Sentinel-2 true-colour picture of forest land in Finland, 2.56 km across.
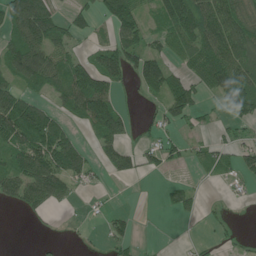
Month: June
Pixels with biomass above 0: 55%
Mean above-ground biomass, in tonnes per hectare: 56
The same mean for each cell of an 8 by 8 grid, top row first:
103 98 38 93 48 98 116 82
98 96 30 78 80 49 116 112
65 79 106 70 82 53 91 117
134 63 88 116 9 72 18 61
87 116 45 61 28 40 25 41
104 130 60 19 18 4 14 33
26 43 4 16 0 31 10 2
0 6 7 40 3 1 9 13
